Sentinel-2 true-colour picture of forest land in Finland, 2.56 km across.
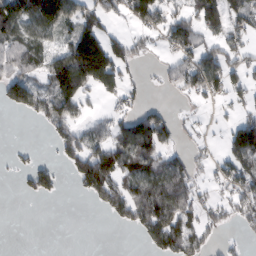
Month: February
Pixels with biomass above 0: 53%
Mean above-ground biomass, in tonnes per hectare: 69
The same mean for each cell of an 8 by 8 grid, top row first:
114 144 79 58 91 64 113 72
114 61 197 112 21 63 56 67
113 103 182 102 14 58 111 48
34 96 53 40 57 13 8 34
7 12 108 123 131 34 16 144
13 62 92 128 96 105 23 98
0 0 0 89 147 117 57 76
0 0 0 0 42 120 53 22
